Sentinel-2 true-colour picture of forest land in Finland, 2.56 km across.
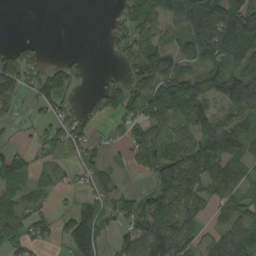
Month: August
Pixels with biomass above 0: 68%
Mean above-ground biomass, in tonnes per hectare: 80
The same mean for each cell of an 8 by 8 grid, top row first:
0 0 0 27 120 102 184 205
49 10 2 24 106 75 128 154
112 114 39 23 112 135 97 164
42 55 38 59 102 93 81 134
24 77 65 30 98 82 123 93
96 27 39 33 31 174 121 78
82 31 62 61 99 121 46 68
101 48 150 48 134 117 44 125
